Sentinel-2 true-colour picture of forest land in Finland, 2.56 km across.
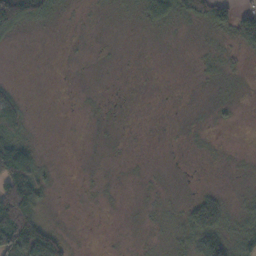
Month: November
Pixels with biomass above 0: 41%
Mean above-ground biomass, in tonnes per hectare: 21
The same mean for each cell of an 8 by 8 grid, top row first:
117 40 2 5 28 39 56 57
1 0 1 1 1 1 7 27
3 0 0 0 0 0 7 5
46 0 1 2 0 0 3 3
84 0 0 1 0 1 3 0
140 15 1 1 2 1 0 4
172 15 1 1 3 8 69 18
85 94 1 1 2 21 85 50
